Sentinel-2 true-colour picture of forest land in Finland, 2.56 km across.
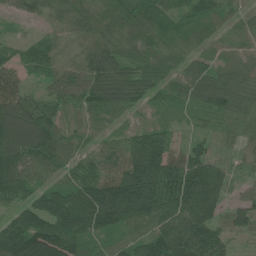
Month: June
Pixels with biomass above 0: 95%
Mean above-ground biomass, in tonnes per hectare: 90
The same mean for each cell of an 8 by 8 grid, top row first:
32 44 80 109 117 94 78 61
44 86 62 103 114 71 61 25
51 53 67 92 100 77 101 59
110 78 39 80 41 37 77 77
114 103 50 55 133 51 52 56
130 55 87 102 197 137 172 47
91 132 166 180 160 140 162 52
154 169 99 52 85 116 91 22
